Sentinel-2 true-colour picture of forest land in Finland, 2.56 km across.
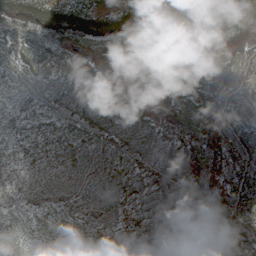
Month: May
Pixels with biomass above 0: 97%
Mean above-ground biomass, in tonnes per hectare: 64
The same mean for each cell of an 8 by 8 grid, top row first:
94 98 107 72 82 69 67 53
72 77 42 35 38 43 76 70
47 71 79 35 50 62 88 75
52 50 73 80 50 52 80 54
37 40 64 78 87 78 72 70
42 33 51 64 66 77 85 91
37 44 53 62 71 70 83 85
42 30 48 52 63 65 81 86
